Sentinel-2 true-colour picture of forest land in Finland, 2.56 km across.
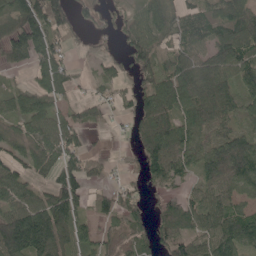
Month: May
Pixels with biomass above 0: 76%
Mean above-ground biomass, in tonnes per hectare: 71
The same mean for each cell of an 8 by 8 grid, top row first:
122 120 45 28 62 64 66 94
130 114 11 15 71 51 73 96
10 86 19 48 46 92 81 71
59 71 48 22 79 88 99 59
56 78 50 1 78 102 64 100
74 50 85 14 43 62 73 116
89 123 50 57 41 55 86 66
196 143 65 54 44 69 102 123
